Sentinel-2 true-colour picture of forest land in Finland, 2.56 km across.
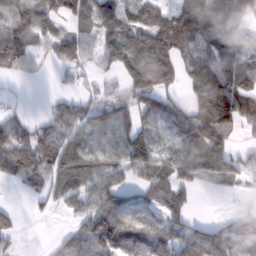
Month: February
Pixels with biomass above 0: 74%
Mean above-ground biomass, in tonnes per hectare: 76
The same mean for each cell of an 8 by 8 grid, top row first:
90 84 95 95 110 99 110 72
92 52 76 82 103 104 59 78
20 7 27 31 136 68 122 100
22 35 60 86 80 54 130 122
120 88 84 72 88 50 162 21
59 79 111 75 68 81 81 58
14 21 54 112 97 85 0 20
18 8 102 120 111 101 114 91
